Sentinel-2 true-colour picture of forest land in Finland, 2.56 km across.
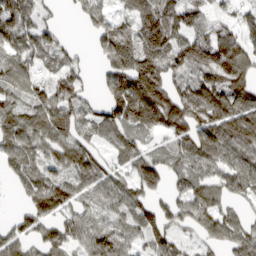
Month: March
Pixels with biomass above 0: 81%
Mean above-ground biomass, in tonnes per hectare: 79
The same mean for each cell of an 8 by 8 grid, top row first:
129 30 34 67 121 96 54 45
85 67 14 108 131 97 119 91
76 48 42 88 170 70 88 102
84 116 69 108 162 128 123 117
84 78 73 49 46 68 100 98
67 68 77 64 114 51 63 88
17 99 63 54 76 62 75 28
62 66 58 86 66 60 40 68
